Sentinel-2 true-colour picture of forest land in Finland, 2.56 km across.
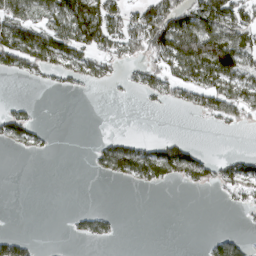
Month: March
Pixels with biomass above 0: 40%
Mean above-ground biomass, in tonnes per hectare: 41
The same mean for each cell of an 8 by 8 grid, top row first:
98 74 133 77 68 92 104 65
120 117 87 54 74 124 136 92
14 24 45 23 43 62 79 75
28 0 0 0 4 9 55 62
30 9 0 41 32 63 1 0
0 0 0 43 73 62 46 66
0 0 6 4 0 0 0 23
45 0 19 17 0 0 14 23
